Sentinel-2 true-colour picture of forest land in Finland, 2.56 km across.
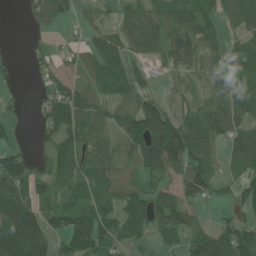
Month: June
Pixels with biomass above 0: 72%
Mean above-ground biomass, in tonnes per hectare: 75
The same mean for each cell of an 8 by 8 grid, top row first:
0 71 22 26 85 84 80 85
3 24 46 80 68 99 55 41
19 34 48 109 28 27 37 72
17 68 98 59 113 52 82 100
29 49 73 63 136 162 93 90
87 61 80 89 51 69 97 54
161 71 108 84 109 110 28 67
209 114 161 101 41 64 110 122
